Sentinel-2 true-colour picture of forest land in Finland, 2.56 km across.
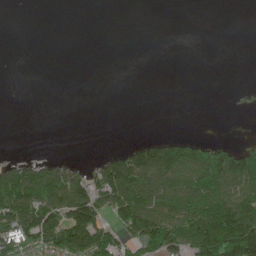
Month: June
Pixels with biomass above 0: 36%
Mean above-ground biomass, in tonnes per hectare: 62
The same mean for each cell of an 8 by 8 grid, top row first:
0 0 0 0 0 0 0 0
0 0 0 0 0 0 0 0
0 0 0 0 0 0 0 0
0 0 0 0 0 0 0 6
0 0 0 1 62 85 54 27
111 86 54 171 158 135 167 163
196 158 169 120 166 136 185 196
144 144 195 104 145 144 225 252
